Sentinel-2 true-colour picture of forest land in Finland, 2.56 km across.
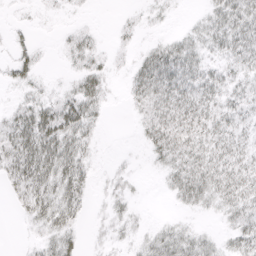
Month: April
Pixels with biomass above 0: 66%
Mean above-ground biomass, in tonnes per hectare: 21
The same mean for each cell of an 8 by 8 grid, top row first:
3 3 3 1 6 3 18 37
14 2 22 6 11 25 19 32
17 4 25 9 37 41 27 19
21 33 42 2 23 44 28 21
44 48 30 0 14 42 32 25
40 42 32 8 3 27 37 33
11 38 21 12 3 7 14 30
1 20 14 9 13 29 14 28
